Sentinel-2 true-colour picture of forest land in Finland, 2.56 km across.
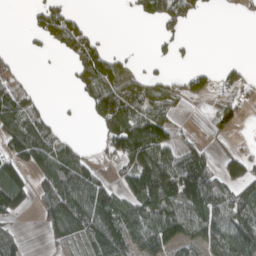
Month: April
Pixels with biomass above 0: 54%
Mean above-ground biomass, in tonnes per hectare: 68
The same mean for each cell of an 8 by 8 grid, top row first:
0 95 26 0 41 80 11 10
4 25 87 20 1 29 0 0
51 0 50 81 42 27 45 40
122 26 9 152 89 30 15 45
110 105 32 84 185 62 27 13
90 102 119 23 178 178 107 91
73 80 146 127 119 107 119 112
43 31 65 143 119 87 94 147
